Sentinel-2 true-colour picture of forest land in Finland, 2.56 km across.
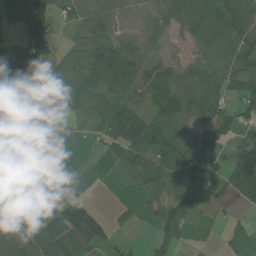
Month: July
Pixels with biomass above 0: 63%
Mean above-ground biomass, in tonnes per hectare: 56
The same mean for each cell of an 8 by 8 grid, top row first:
71 99 35 65 36 77 99 95
69 84 57 78 50 14 50 84
106 22 71 97 75 76 62 60
25 56 23 85 57 99 77 61
44 25 5 67 79 64 100 24
68 12 1 2 58 87 40 87
15 16 102 13 19 86 23 22
80 98 99 41 8 38 0 31
